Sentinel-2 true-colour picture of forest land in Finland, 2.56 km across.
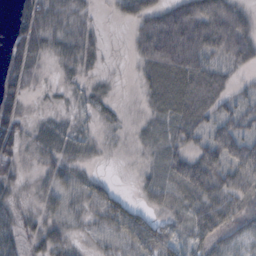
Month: October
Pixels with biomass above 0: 78%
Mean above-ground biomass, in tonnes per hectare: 35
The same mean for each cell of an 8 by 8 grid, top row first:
36 48 26 7 43 75 72 38
40 26 38 1 49 124 57 45
44 6 13 6 19 56 57 12
56 6 10 13 12 55 40 39
48 27 24 7 18 42 47 56
27 27 25 6 17 49 52 49
22 24 21 50 33 27 47 43
31 35 12 25 70 49 47 35
